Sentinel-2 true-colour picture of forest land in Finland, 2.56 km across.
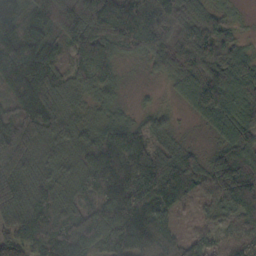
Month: October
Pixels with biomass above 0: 93%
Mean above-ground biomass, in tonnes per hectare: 93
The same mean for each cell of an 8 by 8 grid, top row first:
82 121 172 143 112 166 92 16
120 89 101 87 91 96 144 57
133 85 72 59 10 77 133 114
125 112 58 43 26 23 87 91
185 106 78 108 56 35 24 95
126 92 70 100 131 100 89 149
136 112 81 125 108 41 35 86
102 129 111 105 87 68 58 70
